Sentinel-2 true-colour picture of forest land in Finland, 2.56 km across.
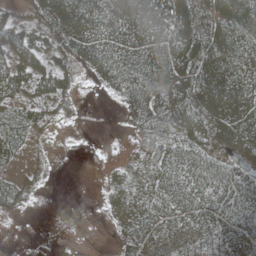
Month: May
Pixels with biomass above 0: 76%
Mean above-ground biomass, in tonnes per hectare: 49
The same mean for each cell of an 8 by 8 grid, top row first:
42 66 76 69 76 75 71 84
102 62 63 75 75 76 90 76
67 67 24 55 75 72 79 68
24 32 9 3 78 71 72 72
28 8 2 2 34 62 62 75
19 10 0 20 53 62 77 63
20 0 0 32 66 63 64 67
1 0 2 12 70 54 28 54
